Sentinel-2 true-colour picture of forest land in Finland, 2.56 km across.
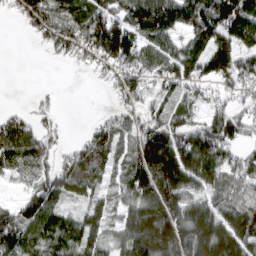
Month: March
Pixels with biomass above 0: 79%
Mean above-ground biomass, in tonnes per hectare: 95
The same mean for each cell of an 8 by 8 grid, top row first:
36 117 88 100 167 157 150 161
0 34 83 166 101 83 138 113
0 0 1 59 74 100 80 97
25 23 0 30 56 85 64 58
117 56 46 93 136 161 162 69
36 76 123 48 147 186 125 79
68 123 57 58 160 146 115 104
136 106 117 68 190 168 207 158
